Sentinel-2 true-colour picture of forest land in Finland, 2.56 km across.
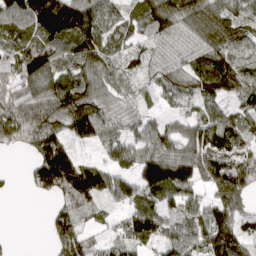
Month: March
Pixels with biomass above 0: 83%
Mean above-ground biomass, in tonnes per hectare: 93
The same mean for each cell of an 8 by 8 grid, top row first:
110 141 147 73 93 122 118 90
95 120 136 83 57 74 116 99
82 115 126 85 36 77 120 113
119 129 137 82 44 41 71 68
65 134 62 52 92 89 146 110
8 181 135 75 120 169 103 138
0 23 68 41 110 83 101 74
4 35 129 65 101 93 138 102
